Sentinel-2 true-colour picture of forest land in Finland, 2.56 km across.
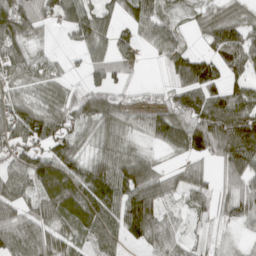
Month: April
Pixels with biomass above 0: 81%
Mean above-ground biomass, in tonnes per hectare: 71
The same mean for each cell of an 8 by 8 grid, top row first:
112 55 91 50 89 38 62 55
67 21 46 66 38 77 43 106
51 61 19 66 8 63 114 58
68 85 79 92 48 95 130 114
73 75 48 53 21 75 106 154
77 110 93 117 104 48 37 101
79 89 110 91 150 34 46 77
86 73 50 68 58 44 25 20
